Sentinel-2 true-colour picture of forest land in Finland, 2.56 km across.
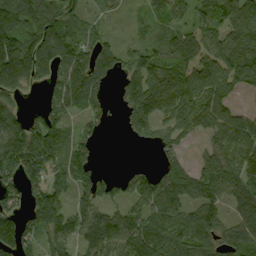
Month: September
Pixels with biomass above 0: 77%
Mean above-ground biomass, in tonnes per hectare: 87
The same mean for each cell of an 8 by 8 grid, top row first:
153 119 69 18 32 82 80 113
117 148 101 58 58 77 92 112
136 61 119 48 107 94 132 106
62 76 62 25 93 94 114 42
131 125 68 0 21 64 49 111
99 89 78 31 65 98 110 120
69 129 72 59 92 95 105 80
112 64 72 101 133 109 99 93
